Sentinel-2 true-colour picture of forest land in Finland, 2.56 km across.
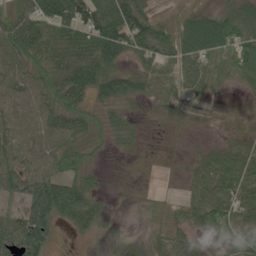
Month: June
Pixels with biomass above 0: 87%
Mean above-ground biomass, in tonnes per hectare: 49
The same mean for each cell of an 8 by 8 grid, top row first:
75 63 75 84 50 24 47 64
88 74 59 84 68 68 73 78
72 65 71 65 43 45 36 21
71 65 56 32 14 29 11 13
67 65 43 21 13 10 15 40
77 59 44 7 10 12 52 57
43 114 72 11 22 19 73 63
88 64 12 26 28 55 29 51
